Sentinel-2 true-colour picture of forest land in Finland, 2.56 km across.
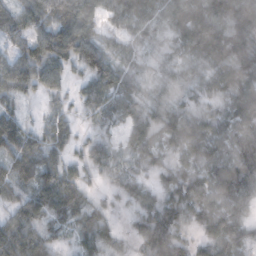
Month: November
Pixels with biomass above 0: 89%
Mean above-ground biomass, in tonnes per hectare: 49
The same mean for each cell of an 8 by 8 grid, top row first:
58 67 95 44 63 64 108 94
39 87 87 32 36 33 79 65
72 57 25 69 30 27 33 68
33 21 19 43 42 22 15 68
74 48 22 22 53 38 26 74
52 63 36 17 23 52 58 66
40 60 45 14 44 44 56 42
85 35 23 27 39 42 41 52
